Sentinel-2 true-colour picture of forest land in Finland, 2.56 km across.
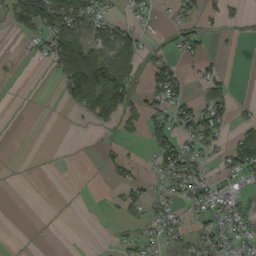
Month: September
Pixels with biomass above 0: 38%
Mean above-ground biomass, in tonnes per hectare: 35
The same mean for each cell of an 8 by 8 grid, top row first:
63 85 86 28 24 20 27 11
3 61 114 89 36 26 17 3
4 5 142 145 30 60 49 0
0 0 35 97 55 58 85 15
0 1 0 13 23 71 41 78
0 0 0 16 21 67 39 44
0 0 0 7 28 30 68 39
0 0 0 7 31 32 50 45
